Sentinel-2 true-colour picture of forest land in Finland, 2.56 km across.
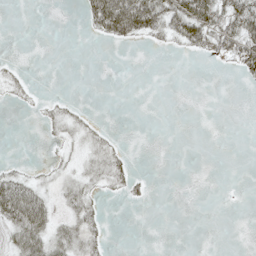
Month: May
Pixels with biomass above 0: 27%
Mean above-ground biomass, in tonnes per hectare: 15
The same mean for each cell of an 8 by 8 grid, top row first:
0 0 10 101 83 56 64 66
0 0 0 3 5 13 35 60
12 0 0 0 0 0 0 13
2 14 9 0 0 0 0 0
0 7 18 14 0 0 0 0
23 13 26 30 5 0 0 0
83 40 28 0 2 0 0 1
42 52 36 3 0 0 0 0
